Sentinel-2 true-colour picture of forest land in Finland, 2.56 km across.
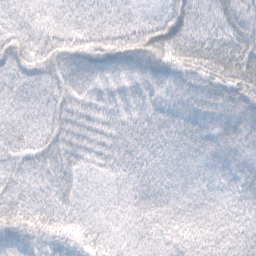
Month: February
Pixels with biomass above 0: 94%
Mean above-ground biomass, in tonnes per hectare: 40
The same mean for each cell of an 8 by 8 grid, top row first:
33 24 27 24 11 53 28 42
54 44 59 61 69 52 44 50
33 45 74 57 61 38 32 48
26 37 52 44 43 38 34 39
34 43 53 50 50 60 51 45
36 37 33 29 44 46 42 44
38 27 19 18 44 38 34 42
27 24 25 17 21 29 44 45
